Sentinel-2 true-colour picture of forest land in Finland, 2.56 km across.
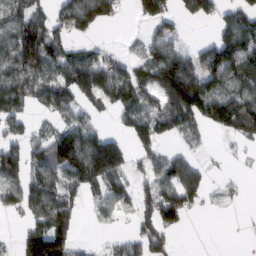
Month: February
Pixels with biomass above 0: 62%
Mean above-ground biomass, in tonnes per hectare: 75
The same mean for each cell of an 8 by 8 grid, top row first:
88 58 100 45 60 52 52 83
129 123 41 15 40 80 63 121
130 98 124 119 82 186 124 117
88 46 52 46 87 160 117 135
58 96 136 107 72 22 12 19
82 84 112 117 51 94 31 8
54 109 37 52 72 125 11 7
31 175 24 28 91 25 0 2
